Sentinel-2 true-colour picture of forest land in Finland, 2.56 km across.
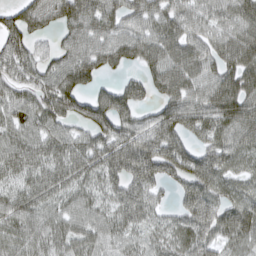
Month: March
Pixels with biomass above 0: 88%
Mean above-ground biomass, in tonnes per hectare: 73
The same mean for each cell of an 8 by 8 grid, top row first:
63 79 96 75 78 74 61 71
78 35 73 85 79 78 65 81
65 66 86 33 62 89 68 87
66 76 77 116 46 94 83 88
71 73 74 91 93 85 69 68
72 88 77 77 97 83 96 50
71 64 61 63 76 50 81 78
57 66 64 58 49 73 71 68
